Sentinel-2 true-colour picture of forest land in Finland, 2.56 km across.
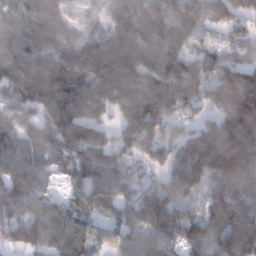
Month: January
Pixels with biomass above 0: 90%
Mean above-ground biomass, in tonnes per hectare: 116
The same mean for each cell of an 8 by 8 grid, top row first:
92 125 24 84 132 118 76 73
118 98 113 135 143 127 50 57
102 141 167 201 171 151 107 166
60 114 171 101 199 84 61 239
79 98 148 81 98 102 198 256
141 61 80 135 39 104 143 184
103 111 76 86 134 108 85 117
78 101 143 76 111 99 104 163
